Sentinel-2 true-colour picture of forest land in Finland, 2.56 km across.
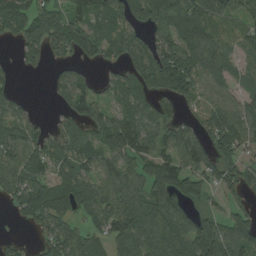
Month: August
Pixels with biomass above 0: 78%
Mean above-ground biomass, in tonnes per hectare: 89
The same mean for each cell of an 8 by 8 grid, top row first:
123 106 87 110 118 126 130 72
40 105 93 75 98 120 83 60
21 24 87 66 123 170 75 60
69 7 85 77 91 52 89 102
111 76 82 114 109 104 86 85
99 75 97 83 84 117 89 63
54 100 91 102 125 102 30 53
16 65 85 90 132 122 168 126
